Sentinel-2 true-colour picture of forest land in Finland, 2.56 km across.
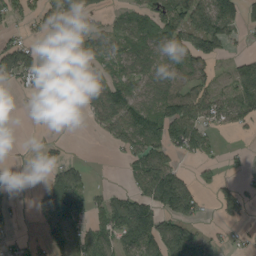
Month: August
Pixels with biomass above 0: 56%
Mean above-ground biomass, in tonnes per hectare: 61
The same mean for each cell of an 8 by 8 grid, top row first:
47 75 81 30 62 101 113 69
104 24 44 46 66 72 87 14
59 108 83 56 60 59 56 85
1 26 17 100 88 101 78 71
3 27 0 30 100 94 60 5
8 39 64 0 100 96 26 22
18 58 94 99 110 139 15 57
20 37 76 79 118 149 36 20
